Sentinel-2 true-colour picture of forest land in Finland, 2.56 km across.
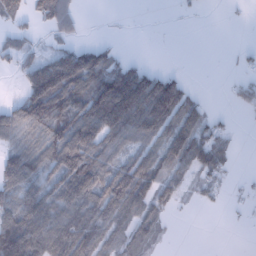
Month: January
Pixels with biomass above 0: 59%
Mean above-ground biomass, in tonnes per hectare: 63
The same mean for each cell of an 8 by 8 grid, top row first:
68 83 29 1 1 3 0 3
43 20 64 34 0 0 0 9
11 140 108 116 119 59 0 19
87 115 86 168 140 105 16 13
67 84 123 75 67 53 101 8
106 71 132 108 116 61 60 6
111 107 113 117 85 29 12 8
169 135 126 75 62 3 0 0
